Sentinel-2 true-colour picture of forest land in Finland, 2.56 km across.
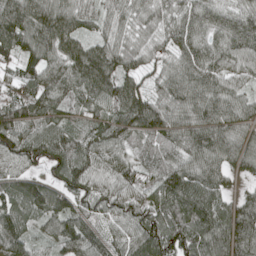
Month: May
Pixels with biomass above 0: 97%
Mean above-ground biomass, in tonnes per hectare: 95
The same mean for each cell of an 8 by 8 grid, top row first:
129 126 83 65 78 87 80 80
114 101 89 87 72 78 77 89
78 98 120 130 63 88 97 56
108 98 64 99 146 98 101 77
108 119 88 91 72 88 118 86
74 58 122 73 77 122 107 42
102 111 75 81 94 129 131 93
100 57 121 75 132 132 129 124
